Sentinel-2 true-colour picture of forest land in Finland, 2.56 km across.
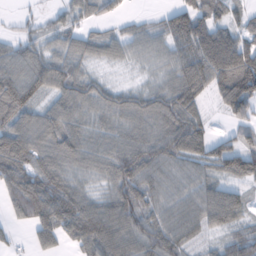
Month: February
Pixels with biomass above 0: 86%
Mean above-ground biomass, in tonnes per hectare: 67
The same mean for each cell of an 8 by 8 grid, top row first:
21 23 48 30 15 77 77 36
53 52 55 50 56 86 117 96
101 90 74 17 21 63 80 128
98 59 61 66 74 98 27 65
114 73 75 63 75 94 65 62
90 81 47 65 82 63 51 70
63 97 80 74 73 62 91 69
12 66 71 89 90 65 21 59
